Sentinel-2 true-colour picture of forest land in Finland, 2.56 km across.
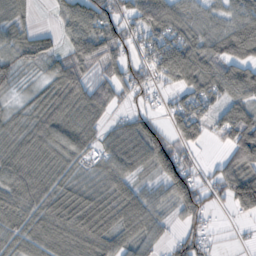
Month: October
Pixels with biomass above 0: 82%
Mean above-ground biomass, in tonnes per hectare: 65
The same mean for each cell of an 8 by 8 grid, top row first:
46 7 92 69 92 76 49 67
65 57 87 87 63 103 80 106
40 45 69 73 59 82 88 91
26 72 83 37 32 63 71 85
69 72 66 59 90 64 26 125
76 65 34 67 26 124 29 109
68 65 84 75 67 52 62 75
52 58 62 58 49 48 36 6
